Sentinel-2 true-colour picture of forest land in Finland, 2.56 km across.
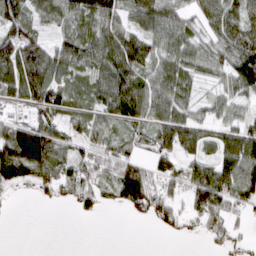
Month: March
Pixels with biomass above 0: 74%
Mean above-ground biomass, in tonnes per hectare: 66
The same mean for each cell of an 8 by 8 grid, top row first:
89 57 74 70 78 65 72 87
117 66 79 102 85 72 57 104
126 114 48 118 77 88 35 112
35 77 39 83 88 70 37 34
137 106 42 47 48 95 55 115
97 60 74 58 89 75 98 116
3 6 34 23 87 54 108 39
0 0 0 0 0 11 30 31
